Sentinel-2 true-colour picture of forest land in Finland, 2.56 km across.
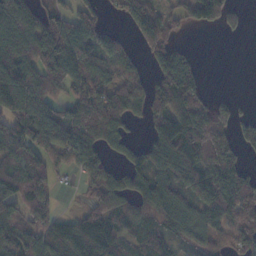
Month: November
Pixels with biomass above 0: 73%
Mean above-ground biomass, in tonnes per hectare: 85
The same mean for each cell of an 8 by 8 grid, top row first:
126 66 94 15 108 47 85 36
126 173 124 77 62 70 0 0
145 112 88 72 61 198 16 0
117 110 105 118 40 131 104 27
112 104 126 52 60 160 120 51
106 68 41 66 99 129 140 94
78 65 13 46 84 106 112 124
80 76 97 88 83 50 57 70
